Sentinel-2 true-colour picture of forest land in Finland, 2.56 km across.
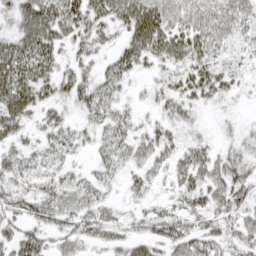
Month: March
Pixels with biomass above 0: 79%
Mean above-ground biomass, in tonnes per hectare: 35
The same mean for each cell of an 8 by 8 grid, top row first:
37 60 51 49 72 43 44 37
54 55 27 22 57 51 43 19
75 46 37 34 12 30 48 17
61 25 22 29 11 25 7 5
28 30 20 36 32 24 18 18
36 31 23 24 27 28 49 39
36 46 50 23 19 27 38 36
44 28 37 28 34 49 47 32
